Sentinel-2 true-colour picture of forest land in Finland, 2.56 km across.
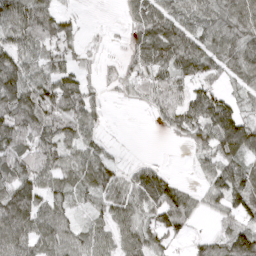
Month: April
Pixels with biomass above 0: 80%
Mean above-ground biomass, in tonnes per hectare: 64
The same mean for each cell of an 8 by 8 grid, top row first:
105 74 14 0 67 66 60 97
81 56 28 5 70 96 55 83
121 82 61 18 55 70 52 44
103 100 87 3 9 82 119 61
74 87 65 14 0 9 68 109
92 70 65 57 77 22 48 87
127 74 28 66 73 117 36 72
107 82 66 57 74 35 36 81
